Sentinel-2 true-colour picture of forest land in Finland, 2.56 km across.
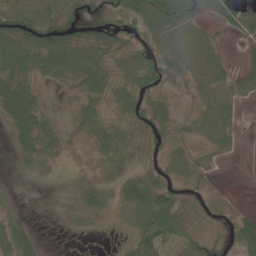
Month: June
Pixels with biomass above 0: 69%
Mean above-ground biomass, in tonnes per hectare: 32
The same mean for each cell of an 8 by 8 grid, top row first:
53 47 40 46 78 93 18 37
70 67 44 41 40 41 33 8
53 21 41 37 44 13 43 25
66 17 31 23 44 16 49 12
31 33 5 42 20 23 23 9
4 8 9 28 37 19 7 1
14 0 31 21 67 51 9 8
45 1 1 1 63 71 21 58
